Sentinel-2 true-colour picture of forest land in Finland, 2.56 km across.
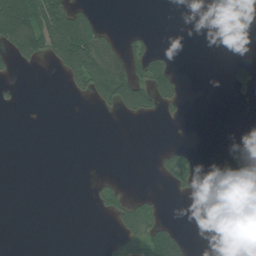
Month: July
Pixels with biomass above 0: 18%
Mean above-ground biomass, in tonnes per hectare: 28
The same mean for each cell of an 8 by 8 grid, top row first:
188 142 89 0 0 0 0 0
110 105 222 59 36 4 0 0
10 0 83 135 75 49 0 35
3 0 0 17 54 18 0 3
0 0 0 0 0 10 0 6
0 0 0 6 0 30 0 1
0 0 0 27 47 0 0 0
0 0 0 20 89 89 0 0
